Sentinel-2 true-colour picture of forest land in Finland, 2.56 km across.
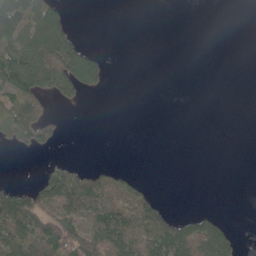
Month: May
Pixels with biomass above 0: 34%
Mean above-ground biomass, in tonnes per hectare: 43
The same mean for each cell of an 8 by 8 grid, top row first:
119 99 0 0 0 0 0 0
101 206 84 1 0 0 0 0
154 172 151 13 0 0 0 0
89 31 4 0 0 0 0 0
31 32 0 0 0 0 0 0
1 35 41 24 5 0 0 0
132 85 98 88 89 8 8 0
117 117 130 116 98 139 143 21
